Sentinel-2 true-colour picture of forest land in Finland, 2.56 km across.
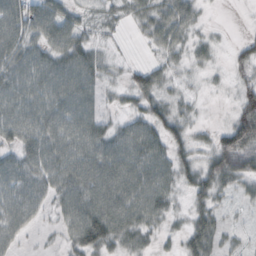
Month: October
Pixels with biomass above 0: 81%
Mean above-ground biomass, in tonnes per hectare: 44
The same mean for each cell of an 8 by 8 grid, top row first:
68 68 27 15 34 56 5 0
65 54 54 8 9 31 17 23
64 68 68 11 42 15 8 18
64 66 61 12 46 33 3 41
53 64 63 60 70 46 27 88
57 55 68 74 68 50 67 56
58 26 69 74 70 20 49 10
29 6 68 66 34 19 69 11
